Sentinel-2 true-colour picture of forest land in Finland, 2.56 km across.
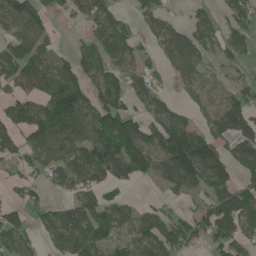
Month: June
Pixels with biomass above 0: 68%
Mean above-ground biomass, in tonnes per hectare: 78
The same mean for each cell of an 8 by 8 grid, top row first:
105 47 48 64 50 25 33 72
105 59 37 69 37 87 29 49
105 115 93 74 71 34 23 37
94 136 113 149 64 51 47 110
83 115 92 138 114 151 86 110
35 48 87 80 57 108 120 72
57 41 89 83 47 28 97 162
88 45 112 71 102 97 65 94
